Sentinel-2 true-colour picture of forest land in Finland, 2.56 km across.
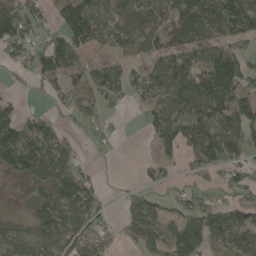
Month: May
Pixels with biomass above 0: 66%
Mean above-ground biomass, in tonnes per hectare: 63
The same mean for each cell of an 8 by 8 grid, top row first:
125 42 158 67 90 88 104 137
60 98 71 48 57 71 69 48
14 52 48 77 62 98 93 100
58 31 36 18 31 75 89 91
151 91 16 7 4 67 100 82
52 73 58 1 22 18 25 40
4 68 90 9 64 33 58 63
67 83 61 18 54 68 73 86
